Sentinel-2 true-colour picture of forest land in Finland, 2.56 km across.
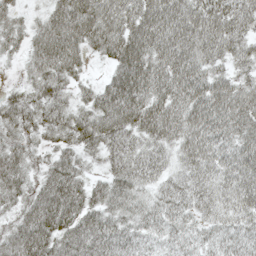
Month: May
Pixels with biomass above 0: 92%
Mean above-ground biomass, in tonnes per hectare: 58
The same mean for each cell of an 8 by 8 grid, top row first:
33 50 92 75 81 80 74 56
30 88 62 68 84 83 69 42
13 68 29 49 87 78 66 43
56 54 47 85 91 73 83 85
43 27 49 57 52 54 71 62
62 53 44 52 51 38 50 67
39 86 67 50 42 47 42 54
65 67 69 64 35 33 32 42
